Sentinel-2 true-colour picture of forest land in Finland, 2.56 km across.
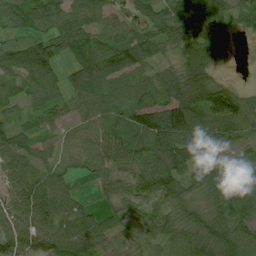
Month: July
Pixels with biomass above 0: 88%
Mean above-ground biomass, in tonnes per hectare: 64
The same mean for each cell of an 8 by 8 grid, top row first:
66 72 69 37 40 82 84 43
55 79 63 85 85 45 83 13
44 66 75 89 68 63 64 4
26 43 37 67 98 130 113 91
77 23 35 70 99 114 102 53
65 61 19 37 76 77 55 73
65 101 45 28 45 44 50 65
82 96 74 43 41 55 74 69
